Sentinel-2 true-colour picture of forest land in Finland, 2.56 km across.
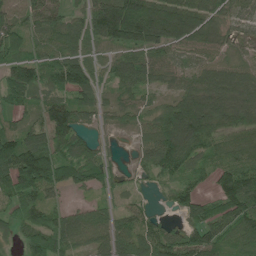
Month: June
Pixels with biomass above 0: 85%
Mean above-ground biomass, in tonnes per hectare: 80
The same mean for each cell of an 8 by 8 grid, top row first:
65 80 49 159 153 132 78 68
87 77 75 74 100 72 67 34
84 77 104 48 71 65 90 92
44 95 74 49 45 117 137 115
107 103 78 16 54 150 84 67
123 131 71 40 21 59 36 119
67 78 40 38 40 43 63 114
35 109 75 95 91 80 105 101
